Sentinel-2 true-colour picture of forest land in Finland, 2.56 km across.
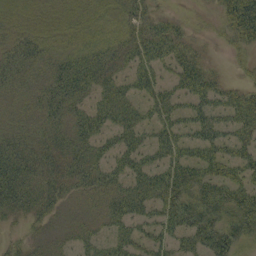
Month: September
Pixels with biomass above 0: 82%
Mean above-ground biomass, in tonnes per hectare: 33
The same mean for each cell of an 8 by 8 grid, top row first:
20 24 24 21 33 13 8 98
33 25 28 30 43 41 8 32
25 28 49 31 33 32 38 15
10 35 30 30 22 30 30 56
35 31 38 33 32 39 38 40
57 37 40 34 42 45 41 39
41 31 7 30 30 49 59 59
13 14 20 29 31 27 40 42
